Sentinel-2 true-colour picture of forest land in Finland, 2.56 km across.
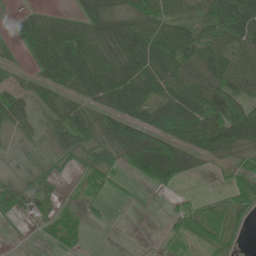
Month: June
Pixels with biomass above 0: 75%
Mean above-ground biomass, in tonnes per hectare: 55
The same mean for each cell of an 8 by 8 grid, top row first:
24 37 51 87 79 53 63 86
30 109 105 79 91 104 67 69
32 65 88 106 87 69 80 83
55 51 58 75 65 81 87 82
21 35 71 76 118 76 79 66
26 41 26 30 65 64 8 42
47 33 15 5 3 18 45 55
2 21 23 0 0 14 50 18
